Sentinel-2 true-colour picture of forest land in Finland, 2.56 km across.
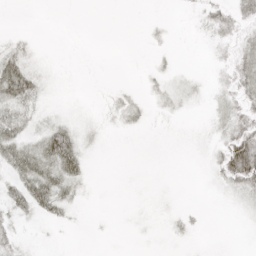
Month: April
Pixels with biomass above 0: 46%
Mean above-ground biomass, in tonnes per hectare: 9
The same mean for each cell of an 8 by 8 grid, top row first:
0 0 0 0 1 1 13 22
15 1 0 0 1 2 3 17
49 7 1 1 3 5 3 25
24 8 4 6 7 5 3 20
31 35 19 1 2 4 6 49
24 31 16 0 2 1 4 47
16 21 5 1 3 4 1 5
12 2 0 1 1 3 2 1
